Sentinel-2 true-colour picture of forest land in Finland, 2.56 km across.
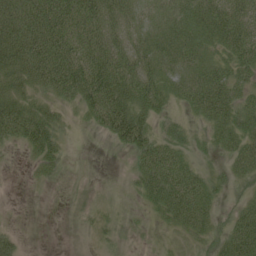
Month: June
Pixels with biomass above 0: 70%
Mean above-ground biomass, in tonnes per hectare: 43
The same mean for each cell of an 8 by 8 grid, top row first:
67 87 82 62 35 46 65 60
80 95 73 62 50 59 38 60
50 75 92 93 71 44 61 41
68 39 28 88 59 20 53 53
30 60 1 21 68 42 21 49
0 21 0 0 55 69 29 27
0 0 6 5 16 64 41 26
19 0 0 14 3 5 25 64
